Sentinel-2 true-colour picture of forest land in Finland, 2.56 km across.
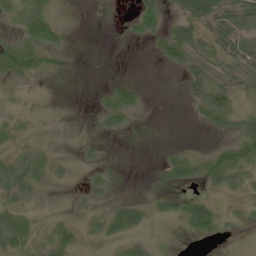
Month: June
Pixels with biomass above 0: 48%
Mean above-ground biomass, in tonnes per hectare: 20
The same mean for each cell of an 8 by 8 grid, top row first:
35 40 0 3 40 20 47 54
53 38 0 0 3 50 22 42
35 10 0 13 3 1 34 27
21 7 0 49 6 0 42 26
23 11 7 1 1 3 6 37
55 27 3 12 1 26 33 26
37 1 7 17 21 25 35 6
54 30 16 21 11 1 13 2
